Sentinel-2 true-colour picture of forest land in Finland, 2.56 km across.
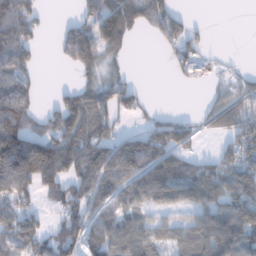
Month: January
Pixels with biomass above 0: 64%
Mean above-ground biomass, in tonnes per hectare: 75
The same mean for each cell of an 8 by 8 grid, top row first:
136 13 41 138 80 57 2 0
98 3 116 69 0 67 24 0
88 0 26 49 4 27 50 36
134 42 123 79 37 14 34 75
206 130 110 100 73 106 4 93
181 136 112 108 103 121 95 107
93 30 94 72 61 52 83 119
71 82 98 111 92 68 116 96
